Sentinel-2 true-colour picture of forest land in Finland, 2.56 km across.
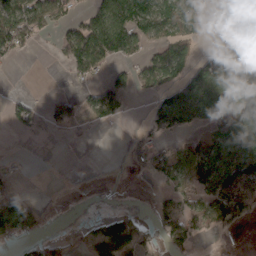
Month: March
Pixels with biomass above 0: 47%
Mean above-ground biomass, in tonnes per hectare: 47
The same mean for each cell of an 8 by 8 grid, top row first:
99 79 27 120 113 76 21 6
45 4 108 104 41 73 13 86
0 0 29 34 48 60 98 68
27 21 36 57 11 111 95 102
0 1 5 0 35 32 76 128
12 1 0 0 18 53 85 156
78 9 1 5 3 42 77 73
34 34 14 84 36 64 11 1
